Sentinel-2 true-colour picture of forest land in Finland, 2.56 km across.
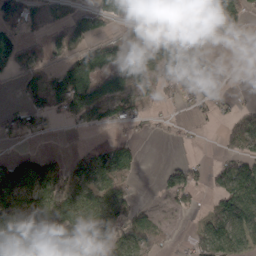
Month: March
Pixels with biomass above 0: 58%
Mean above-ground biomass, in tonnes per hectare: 57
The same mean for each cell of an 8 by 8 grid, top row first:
69 28 57 58 23 19 85 66
91 37 42 47 73 89 28 4
29 49 120 58 41 92 78 1
32 53 80 57 50 12 19 34
18 4 14 63 10 6 1 68
94 102 84 109 7 50 32 116
113 101 102 96 24 23 22 108
121 101 102 78 84 8 74 72
